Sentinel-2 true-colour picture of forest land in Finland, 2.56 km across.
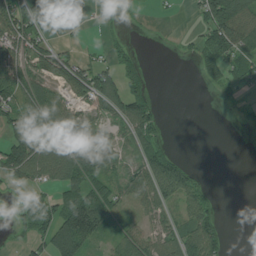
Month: July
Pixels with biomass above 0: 57%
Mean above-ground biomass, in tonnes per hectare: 57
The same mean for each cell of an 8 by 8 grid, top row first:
124 74 3 12 3 5 93 102
113 72 23 27 3 4 70 97
109 68 102 82 55 0 22 57
88 83 37 67 101 0 0 12
90 73 75 52 79 7 0 0
74 73 117 61 73 127 15 0
21 69 171 86 45 52 64 0
12 89 146 37 68 66 115 0
